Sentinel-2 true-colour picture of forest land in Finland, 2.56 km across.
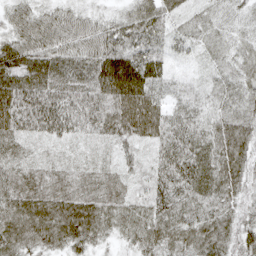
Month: April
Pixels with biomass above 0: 98%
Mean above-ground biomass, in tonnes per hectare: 47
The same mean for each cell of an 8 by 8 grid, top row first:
37 34 30 21 56 30 21 16
60 50 43 55 48 21 25 24
62 59 49 75 63 21 23 34
69 73 53 62 81 34 38 49
38 27 22 33 28 54 50 65
57 64 50 44 29 67 65 53
64 76 79 58 43 56 48 38
64 51 47 18 44 46 58 48
